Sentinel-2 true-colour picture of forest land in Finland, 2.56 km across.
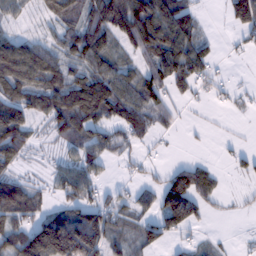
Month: February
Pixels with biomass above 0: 66%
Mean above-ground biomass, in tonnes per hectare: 66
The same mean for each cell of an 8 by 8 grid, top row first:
59 56 58 122 137 124 6 106
101 61 106 67 94 131 38 16
103 88 74 92 70 80 46 3
100 96 119 86 77 27 6 11
106 19 82 62 32 3 4 10
43 26 83 9 20 75 57 19
120 41 90 64 37 140 33 8
107 217 200 72 64 28 12 4
